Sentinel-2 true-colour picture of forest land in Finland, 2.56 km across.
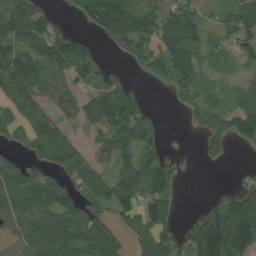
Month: August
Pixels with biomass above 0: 70%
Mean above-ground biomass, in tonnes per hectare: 68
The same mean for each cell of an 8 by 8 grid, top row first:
119 37 45 161 77 76 22 71
91 103 98 21 53 81 53 55
104 82 65 55 18 55 26 25
58 72 80 129 48 8 80 78
42 101 36 77 86 9 53 24
111 66 86 66 106 54 0 15
92 83 69 64 78 26 48 119
65 112 75 67 67 55 152 126
